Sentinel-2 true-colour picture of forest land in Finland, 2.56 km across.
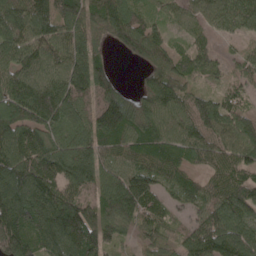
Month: May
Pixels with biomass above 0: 91%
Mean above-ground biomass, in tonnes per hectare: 109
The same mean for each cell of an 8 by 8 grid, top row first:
126 127 115 132 60 49 67 95
118 123 132 43 126 52 49 26
105 108 144 83 50 98 41 47
111 165 98 188 139 123 138 83
149 115 108 102 111 108 108 126
195 149 129 98 111 78 62 86
210 180 150 130 125 53 97 113
167 139 197 76 45 54 147 94
